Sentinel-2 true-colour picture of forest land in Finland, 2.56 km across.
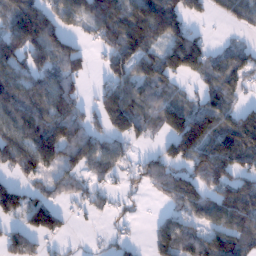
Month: January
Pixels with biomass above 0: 70%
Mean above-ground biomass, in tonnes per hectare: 76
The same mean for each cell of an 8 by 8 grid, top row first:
99 86 85 130 140 80 31 53
119 127 49 75 99 126 61 45
96 77 53 74 75 62 67 65
105 109 57 98 72 38 103 59
87 140 67 59 26 113 131 138
29 47 47 40 61 81 93 87
104 107 20 21 9 51 86 134
85 42 7 24 14 103 80 85
